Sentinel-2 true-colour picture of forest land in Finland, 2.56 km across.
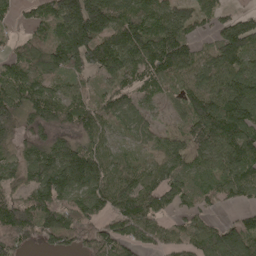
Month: April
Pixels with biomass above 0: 85%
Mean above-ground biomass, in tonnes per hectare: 101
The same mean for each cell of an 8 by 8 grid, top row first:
36 95 217 145 98 116 77 59
58 103 181 132 140 161 56 137
99 82 61 86 93 100 108 129
122 118 117 89 69 58 161 136
64 81 77 63 51 62 126 125
80 161 164 93 88 95 84 110
146 132 105 95 120 63 41 40
127 65 116 115 76 57 105 129
